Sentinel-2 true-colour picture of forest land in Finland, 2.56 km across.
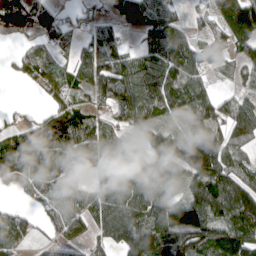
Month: April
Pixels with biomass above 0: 77%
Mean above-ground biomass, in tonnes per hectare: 90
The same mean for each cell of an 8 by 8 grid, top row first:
92 77 35 57 107 55 46 141
17 48 51 91 67 125 55 62
28 76 60 124 129 128 55 43
17 50 81 66 118 70 125 115
80 110 131 57 67 157 213 59
74 107 59 70 119 99 156 90
39 57 86 93 112 132 147 154
94 36 55 67 163 175 140 141
